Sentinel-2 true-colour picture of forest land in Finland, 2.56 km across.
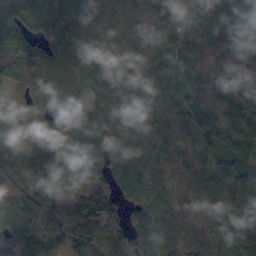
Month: October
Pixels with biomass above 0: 94%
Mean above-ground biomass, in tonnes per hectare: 76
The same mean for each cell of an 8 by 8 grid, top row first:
48 79 54 78 76 118 85 99
123 74 67 77 73 109 52 101
80 61 68 84 45 43 66 51
29 49 99 87 76 68 39 94
63 98 81 87 74 88 49 75
60 99 125 77 82 40 59 90
86 83 140 124 72 51 35 76
86 90 110 80 58 64 55 66
